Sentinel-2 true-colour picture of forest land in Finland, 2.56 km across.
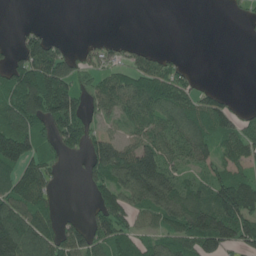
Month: June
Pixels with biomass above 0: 60%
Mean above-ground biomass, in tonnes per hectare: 69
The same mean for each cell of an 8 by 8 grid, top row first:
0 0 0 0 0 0 0 8
33 100 12 22 18 2 0 0
97 143 53 61 76 62 2 0
126 129 76 55 85 84 99 33
183 76 61 101 85 78 81 87
90 57 20 104 206 80 51 67
114 68 3 118 92 123 126 162
157 95 97 92 50 88 138 107
